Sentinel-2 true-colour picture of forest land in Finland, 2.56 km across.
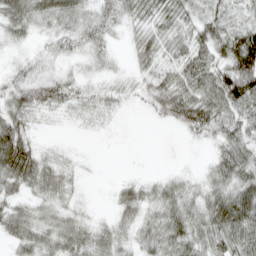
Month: April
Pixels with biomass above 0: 81%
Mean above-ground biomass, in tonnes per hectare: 43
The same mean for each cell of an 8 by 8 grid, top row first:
58 51 47 43 49 54 46 27
17 22 31 24 44 44 60 122
44 51 35 29 34 52 67 116
57 29 28 23 12 61 80 66
91 12 3 1 0 1 22 65
79 60 14 2 11 18 27 64
39 33 21 17 44 54 64 100
36 41 52 45 36 56 58 72
